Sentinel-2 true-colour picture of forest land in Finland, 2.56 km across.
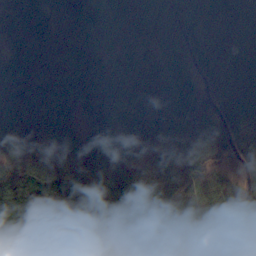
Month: October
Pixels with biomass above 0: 97%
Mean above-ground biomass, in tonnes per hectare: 83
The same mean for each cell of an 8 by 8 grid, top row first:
94 60 121 93 96 99 76 74
84 78 82 67 87 76 72 66
107 93 99 84 122 92 63 71
116 117 91 83 88 89 82 66
98 76 93 82 60 57 62 64
124 68 81 85 45 85 63 53
111 98 107 112 110 74 57 62
106 84 87 68 76 51 61 56
